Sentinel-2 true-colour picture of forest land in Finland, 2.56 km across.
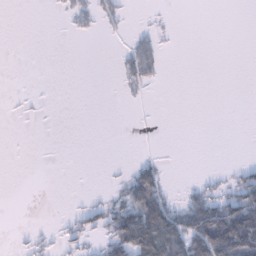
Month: January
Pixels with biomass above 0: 21%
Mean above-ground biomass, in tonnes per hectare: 21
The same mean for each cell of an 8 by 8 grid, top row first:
0 1 26 23 2 1 0 0
0 0 0 1 44 2 0 0
0 0 0 2 36 0 0 0
2 1 0 0 0 0 0 0
0 0 0 0 0 0 0 0
0 0 0 4 78 1 11 30
0 0 13 39 126 49 90 110
2 11 20 71 137 112 130 152
